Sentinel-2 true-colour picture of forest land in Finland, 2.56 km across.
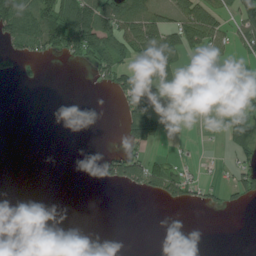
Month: July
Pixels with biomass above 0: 32%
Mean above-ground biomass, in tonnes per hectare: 36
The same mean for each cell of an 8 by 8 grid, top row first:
140 115 146 81 87 61 73 74
49 80 112 93 101 87 68 33
17 1 0 57 64 53 52 46
0 0 0 1 98 22 13 50
0 0 0 1 73 3 1 59
0 0 0 61 74 50 12 51
0 0 0 0 0 20 19 17
0 0 0 0 0 0 0 0
